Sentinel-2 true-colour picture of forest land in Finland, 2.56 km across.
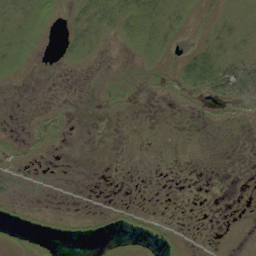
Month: September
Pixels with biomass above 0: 32%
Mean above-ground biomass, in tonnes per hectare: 6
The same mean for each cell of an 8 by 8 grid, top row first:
12 15 13 25 23 14 6 13
19 2 14 2 18 5 19 14
4 0 0 4 4 13 38 37
0 3 0 2 0 1 2 4
3 4 0 0 0 0 0 0
1 1 0 0 0 0 0 0
2 1 0 3 3 0 0 0
7 5 3 3 9 4 0 2
